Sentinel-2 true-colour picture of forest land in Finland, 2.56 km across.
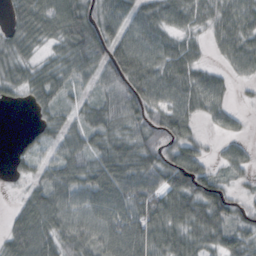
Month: October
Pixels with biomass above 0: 84%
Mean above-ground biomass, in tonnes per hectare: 57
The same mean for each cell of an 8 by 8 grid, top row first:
47 83 66 63 68 48 38 61
47 29 81 87 80 47 19 58
43 66 47 65 87 63 48 18
1 38 62 60 52 67 37 14
11 47 58 62 55 53 13 26
17 59 69 90 82 86 54 26
49 82 69 88 91 81 86 31
89 70 74 81 83 72 57 49
